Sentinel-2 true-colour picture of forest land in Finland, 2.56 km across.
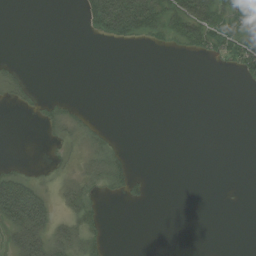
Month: August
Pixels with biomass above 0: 27%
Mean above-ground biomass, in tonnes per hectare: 15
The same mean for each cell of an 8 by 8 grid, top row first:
0 0 10 101 83 56 64 66
0 0 0 3 5 13 35 60
12 0 0 0 0 0 0 13
2 14 9 0 0 0 0 0
0 7 18 14 0 0 0 0
23 13 26 30 5 0 0 0
83 40 28 0 2 0 0 1
42 52 36 3 0 0 0 0
